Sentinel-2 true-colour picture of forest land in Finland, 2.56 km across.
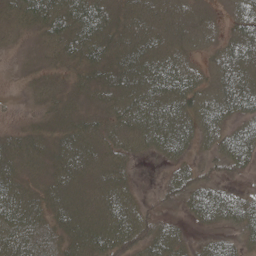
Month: May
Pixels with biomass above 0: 78%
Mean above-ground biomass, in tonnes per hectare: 37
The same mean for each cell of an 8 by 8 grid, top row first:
34 60 69 42 43 28 12 47
6 19 51 45 56 34 19 52
1 11 16 40 63 72 26 59
3 13 19 32 62 57 57 50
23 21 41 32 31 56 23 68
34 28 33 34 0 36 20 15
68 39 36 50 20 15 69 50
54 37 44 59 43 30 21 23
